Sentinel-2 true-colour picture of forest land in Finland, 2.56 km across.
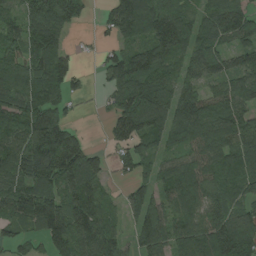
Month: August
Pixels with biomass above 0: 84%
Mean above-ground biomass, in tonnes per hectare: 111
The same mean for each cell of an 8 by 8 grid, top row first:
60 170 68 82 168 145 119 142
87 126 13 43 88 167 119 85
123 144 35 82 144 112 88 103
140 127 11 73 195 150 120 111
101 189 99 55 106 83 127 106
111 128 172 37 70 135 113 130
90 174 149 45 131 103 117 80
59 115 129 120 122 118 160 214
